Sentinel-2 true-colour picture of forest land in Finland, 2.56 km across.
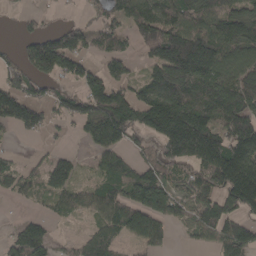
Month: April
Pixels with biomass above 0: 69%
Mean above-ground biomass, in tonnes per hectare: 90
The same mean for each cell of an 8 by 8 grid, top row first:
16 18 17 70 137 131 132 105
27 140 81 77 77 184 175 115
62 79 75 88 42 160 151 132
117 52 81 173 22 124 142 134
8 16 20 104 37 165 177 159
70 84 31 83 103 67 103 172
7 28 63 106 170 82 114 111
75 74 45 77 92 14 51 142
